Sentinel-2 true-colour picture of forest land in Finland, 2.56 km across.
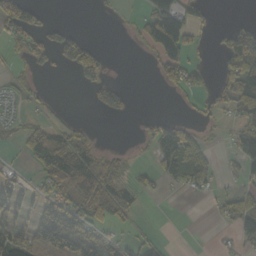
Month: October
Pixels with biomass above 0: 43%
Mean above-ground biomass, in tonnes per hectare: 37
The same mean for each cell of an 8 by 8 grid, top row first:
63 11 0 3 38 108 20 5
20 42 73 2 25 111 9 92
17 2 20 16 0 52 29 98
12 12 2 21 2 4 18 53
18 90 47 4 12 85 19 60
29 60 109 45 19 46 29 27
69 69 73 84 8 0 5 50
73 78 111 43 25 0 0 22
